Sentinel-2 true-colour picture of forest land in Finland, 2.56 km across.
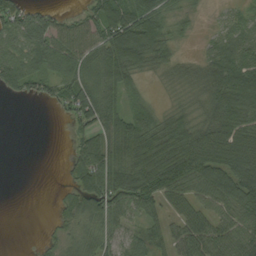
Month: September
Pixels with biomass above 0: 75%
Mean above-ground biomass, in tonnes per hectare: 62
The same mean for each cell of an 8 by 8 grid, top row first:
65 44 32 113 99 32 9 30
68 77 68 121 138 29 33 75
72 52 66 88 22 38 76 133
0 6 87 74 59 44 64 108
0 0 43 87 135 129 139 128
0 0 65 86 128 121 93 103
0 3 72 80 66 29 43 83
0 15 64 38 51 39 50 60
